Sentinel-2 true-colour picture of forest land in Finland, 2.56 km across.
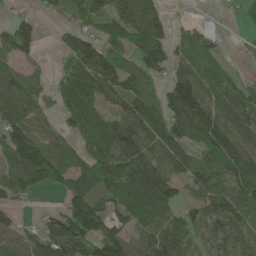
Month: May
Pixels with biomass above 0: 75%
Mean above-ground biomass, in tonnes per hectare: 72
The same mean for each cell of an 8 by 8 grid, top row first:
25 16 42 72 83 8 1 8
97 4 93 57 79 55 65 9
59 29 106 94 56 78 78 24
94 39 88 57 88 115 97 94
142 87 46 112 88 83 91 87
84 102 74 109 123 59 67 88
26 16 150 77 102 63 82 84
60 108 129 115 68 71 55 63
